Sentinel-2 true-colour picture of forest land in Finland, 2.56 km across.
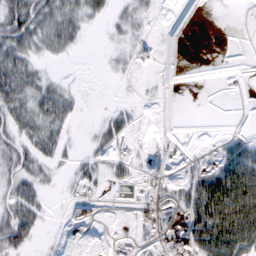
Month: February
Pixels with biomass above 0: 43%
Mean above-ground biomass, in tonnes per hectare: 23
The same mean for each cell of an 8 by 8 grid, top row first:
56 43 32 16 16 0 0 0
44 26 10 6 14 0 0 0
57 18 2 2 2 0 0 0
43 45 10 16 2 0 0 0
32 40 6 26 4 1 3 36
33 12 22 20 8 11 14 64
43 10 5 1 11 27 107 116
45 3 0 7 11 98 100 97
